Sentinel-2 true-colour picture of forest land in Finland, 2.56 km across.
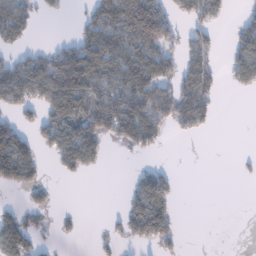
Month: January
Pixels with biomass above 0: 45%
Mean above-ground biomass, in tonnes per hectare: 57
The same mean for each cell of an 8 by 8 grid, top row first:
89 16 21 124 190 67 62 19
44 27 100 110 99 51 51 70
114 141 136 70 108 95 79 62
46 76 103 121 118 119 59 0
99 59 129 26 60 2 0 0
77 9 25 0 46 23 0 4
21 25 3 0 125 41 0 0
124 7 6 19 66 39 0 0
